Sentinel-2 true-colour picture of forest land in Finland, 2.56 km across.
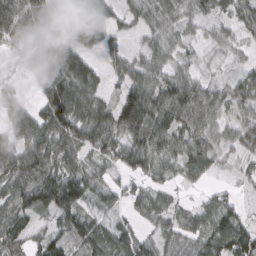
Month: March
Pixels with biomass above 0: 83%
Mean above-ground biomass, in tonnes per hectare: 62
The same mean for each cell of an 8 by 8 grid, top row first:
112 71 109 48 44 43 38 52
50 81 111 48 36 38 21 18
23 87 94 26 70 64 29 50
64 99 89 71 111 91 72 46
70 82 82 66 70 67 68 44
81 94 71 30 52 41 31 19
74 69 70 37 51 40 56 39
61 70 61 76 39 45 84 114
